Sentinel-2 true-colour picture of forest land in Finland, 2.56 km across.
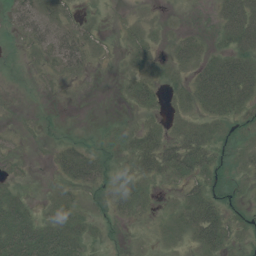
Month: July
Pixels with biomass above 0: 56%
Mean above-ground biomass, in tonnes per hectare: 17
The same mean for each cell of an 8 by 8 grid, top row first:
19 20 12 1 2 1 4 63
2 22 34 3 17 18 12 37
0 5 4 1 22 8 51 64
2 2 0 1 11 8 25 24
3 4 19 8 33 31 24 10
6 4 46 15 24 23 25 9
34 12 14 18 10 11 40 10
50 47 30 5 1 6 39 10
